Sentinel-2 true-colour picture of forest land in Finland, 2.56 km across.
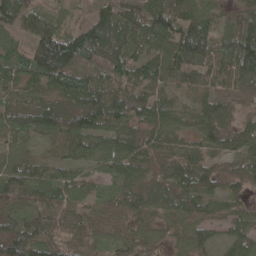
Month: May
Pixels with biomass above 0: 95%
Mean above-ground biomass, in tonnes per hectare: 74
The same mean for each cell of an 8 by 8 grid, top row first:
87 60 47 108 105 107 57 67
45 155 136 119 58 92 99 116
71 85 84 75 78 48 71 87
88 106 114 105 85 54 82 41
38 37 82 83 85 55 66 73
72 61 45 58 54 89 81 57
60 72 48 48 56 62 54 37
119 79 53 48 55 36 68 69
